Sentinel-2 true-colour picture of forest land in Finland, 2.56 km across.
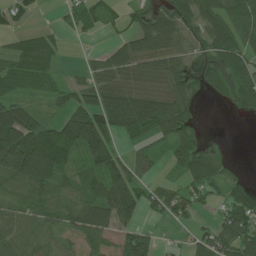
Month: June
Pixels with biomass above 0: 71%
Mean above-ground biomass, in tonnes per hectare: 55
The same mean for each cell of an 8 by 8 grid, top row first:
42 2 48 25 31 56 72 85
32 46 3 36 78 65 38 86
71 49 26 67 65 52 39 57
86 24 85 114 97 76 1 23
128 85 93 55 32 58 12 0
83 69 49 90 30 28 75 17
41 50 80 135 54 52 22 81
62 42 43 37 59 10 66 101
